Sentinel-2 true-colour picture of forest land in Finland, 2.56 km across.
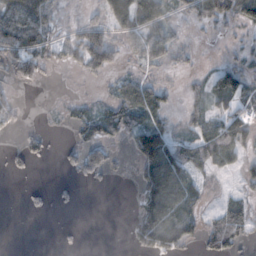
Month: November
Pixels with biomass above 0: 50%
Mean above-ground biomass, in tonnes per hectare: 36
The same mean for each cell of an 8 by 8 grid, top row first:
81 55 7 64 76 15 56 57
83 42 60 63 67 31 1 10
37 10 10 17 34 2 27 61
28 2 25 48 64 12 35 52
8 19 42 28 107 61 83 67
9 0 23 15 62 93 23 19
0 9 7 0 57 81 16 32
0 0 4 0 60 60 44 36
